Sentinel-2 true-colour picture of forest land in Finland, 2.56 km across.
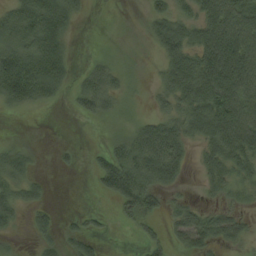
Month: August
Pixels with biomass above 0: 61%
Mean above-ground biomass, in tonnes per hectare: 59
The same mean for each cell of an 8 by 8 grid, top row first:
68 105 28 0 21 70 113 126
79 89 2 3 5 99 156 153
123 96 28 43 6 89 164 159
18 6 31 29 11 66 147 152
19 1 5 30 121 114 82 131
55 7 4 109 95 63 56 59
54 24 5 11 76 33 34 30
8 27 48 4 25 41 71 44
